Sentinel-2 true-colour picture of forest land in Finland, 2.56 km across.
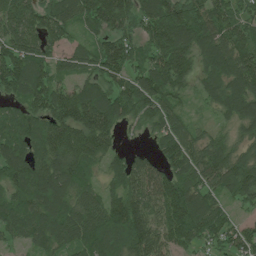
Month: July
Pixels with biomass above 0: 91%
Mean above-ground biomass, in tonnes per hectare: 113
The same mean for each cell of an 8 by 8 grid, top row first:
124 114 108 159 115 144 133 97
115 90 57 120 86 177 128 142
137 114 78 97 114 118 87 122
79 129 187 158 110 77 33 123
123 147 161 83 19 121 92 71
125 153 102 79 133 121 112 145
107 142 102 123 139 174 119 44
56 103 99 134 148 116 83 91
